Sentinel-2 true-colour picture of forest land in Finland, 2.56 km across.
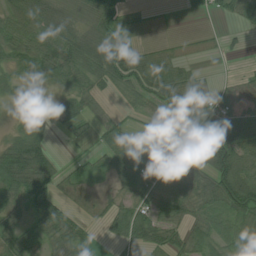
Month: July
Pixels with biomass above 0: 72%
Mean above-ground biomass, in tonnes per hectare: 42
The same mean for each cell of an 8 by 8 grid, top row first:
51 73 31 52 19 3 17 43
43 60 70 80 26 12 8 9
32 44 48 53 59 58 15 15
12 19 36 10 37 59 72 47
51 31 14 35 21 43 91 68
93 71 21 35 65 47 59 108
25 52 14 28 49 46 37 79
37 30 31 25 66 39 48 34
